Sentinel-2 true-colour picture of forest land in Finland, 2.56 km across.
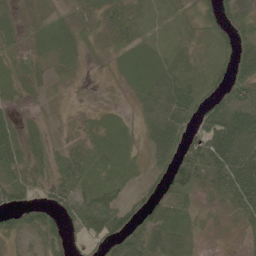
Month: June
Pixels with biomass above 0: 86%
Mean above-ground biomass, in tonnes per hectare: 42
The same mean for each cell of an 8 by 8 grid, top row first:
24 26 25 46 20 22 33 43
26 33 29 28 35 22 21 51
25 14 11 12 42 73 38 72
25 10 8 15 47 83 68 88
51 21 26 44 32 69 108 109
47 32 57 47 19 79 65 95
55 44 65 66 42 59 12 43
24 46 16 58 68 68 8 12
